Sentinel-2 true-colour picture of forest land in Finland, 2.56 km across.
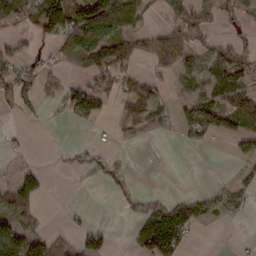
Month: February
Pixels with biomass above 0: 47%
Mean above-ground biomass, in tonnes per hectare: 42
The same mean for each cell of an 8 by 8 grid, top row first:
68 84 94 114 33 39 44 50
32 13 82 101 31 61 39 40
90 38 34 50 37 28 58 56
23 7 104 19 56 38 128 106
6 1 16 11 10 7 15 51
31 15 16 42 1 0 1 24
79 3 3 4 51 68 41 43
88 53 42 18 63 89 0 3
